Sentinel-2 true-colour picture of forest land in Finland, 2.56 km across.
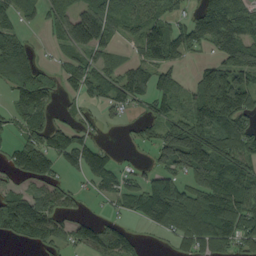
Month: September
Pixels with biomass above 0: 69%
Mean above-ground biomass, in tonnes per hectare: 71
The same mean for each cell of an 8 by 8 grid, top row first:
51 50 113 92 72 37 95 82
85 12 83 56 83 78 41 114
86 47 61 65 85 55 125 117
51 48 21 27 23 66 159 121
46 79 81 12 24 153 130 86
46 69 37 65 37 64 93 98
125 92 22 16 88 111 118 95
34 65 67 111 19 38 81 57
